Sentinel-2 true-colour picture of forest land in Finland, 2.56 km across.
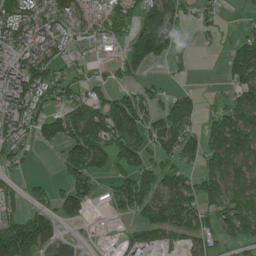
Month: June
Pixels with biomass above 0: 69%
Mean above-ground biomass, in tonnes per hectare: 96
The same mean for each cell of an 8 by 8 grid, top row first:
112 79 73 110 120 84 42 9
108 95 30 40 170 59 14 129
110 112 53 42 46 17 6 118
112 81 148 175 125 179 60 131
77 55 200 133 113 133 156 162
28 18 126 78 142 119 122 132
44 99 82 42 134 195 102 129
263 117 36 12 113 59 79 75
